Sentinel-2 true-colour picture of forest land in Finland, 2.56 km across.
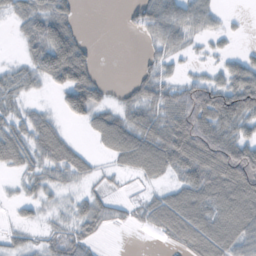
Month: October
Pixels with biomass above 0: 65%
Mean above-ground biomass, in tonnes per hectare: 41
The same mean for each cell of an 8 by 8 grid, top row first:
27 59 12 0 50 55 33 2
5 83 50 0 8 28 8 7
26 34 82 5 33 23 33 57
20 19 61 40 45 70 90 73
50 77 17 73 89 86 92 66
13 28 32 10 43 33 73 107
10 10 26 24 26 78 67 103
14 22 34 1 1 44 89 56
